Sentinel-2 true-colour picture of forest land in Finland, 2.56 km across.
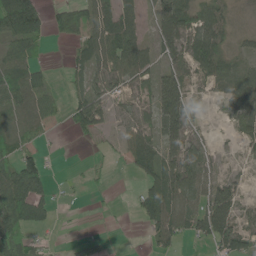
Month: May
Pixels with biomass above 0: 66%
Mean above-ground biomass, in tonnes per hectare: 48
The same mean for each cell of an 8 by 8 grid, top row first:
122 50 67 79 30 96 60 7
52 12 45 93 55 58 95 22
67 32 25 59 40 76 50 80
53 38 75 35 31 103 9 70
45 6 5 11 81 57 21 22
101 44 6 7 48 77 52 16
100 40 3 5 59 82 90 41
88 12 10 3 10 53 48 75
